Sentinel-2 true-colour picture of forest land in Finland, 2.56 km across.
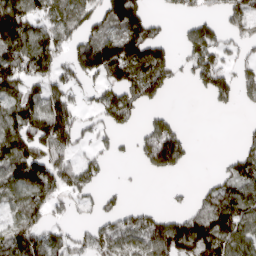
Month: April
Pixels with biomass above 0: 60%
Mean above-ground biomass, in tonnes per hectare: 89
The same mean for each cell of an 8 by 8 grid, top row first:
169 101 112 135 114 23 51 115
136 136 109 158 163 41 138 53
133 108 77 104 129 44 113 89
113 165 63 99 40 19 7 10
145 139 59 38 82 137 0 33
120 131 106 7 11 18 13 108
68 88 39 49 54 25 103 121
132 91 57 101 92 173 170 106
